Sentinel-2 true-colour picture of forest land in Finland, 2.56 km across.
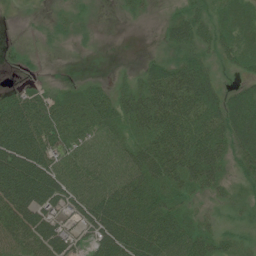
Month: July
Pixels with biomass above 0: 83%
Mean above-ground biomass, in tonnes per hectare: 49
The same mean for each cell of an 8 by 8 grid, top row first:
4 12 18 4 14 29 39 46
11 7 5 1 0 40 34 52
4 6 12 15 39 73 52 20
94 61 54 56 67 74 71 71
132 75 56 41 57 79 77 62
123 99 57 55 66 59 61 30
86 62 58 90 76 48 10 20
64 73 25 93 90 80 45 21
